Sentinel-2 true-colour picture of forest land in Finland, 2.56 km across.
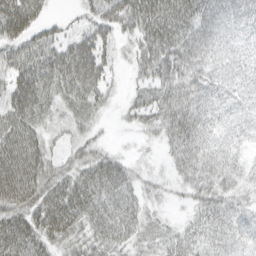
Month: March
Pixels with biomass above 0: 86%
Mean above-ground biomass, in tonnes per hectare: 44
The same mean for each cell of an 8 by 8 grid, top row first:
67 16 17 49 66 69 58 51
38 47 64 23 49 59 60 41
49 61 78 17 26 61 51 51
59 35 41 10 36 64 54 41
59 26 32 9 9 51 50 36
65 48 48 59 18 25 52 40
49 65 63 57 31 7 42 33
63 42 35 45 28 32 32 41
